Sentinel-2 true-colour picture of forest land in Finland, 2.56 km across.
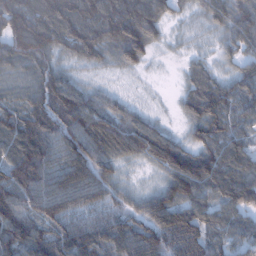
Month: January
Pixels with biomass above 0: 94%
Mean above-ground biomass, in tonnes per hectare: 84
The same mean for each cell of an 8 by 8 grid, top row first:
143 133 125 127 147 37 67 95
124 112 106 97 107 13 23 75
69 92 37 16 8 10 73 78
85 113 98 72 33 21 106 82
115 92 104 104 105 64 82 72
100 83 99 55 13 88 114 97
104 87 72 61 65 115 91 91
116 102 111 100 96 98 87 69
